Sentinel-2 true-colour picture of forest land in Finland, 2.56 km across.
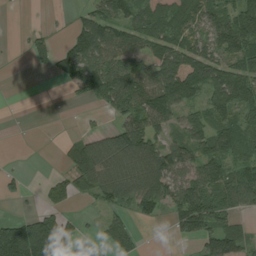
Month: August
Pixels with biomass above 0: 63%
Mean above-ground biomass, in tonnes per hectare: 67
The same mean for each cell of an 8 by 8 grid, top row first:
0 3 32 75 76 91 74 113
3 54 99 130 93 102 77 98
0 7 94 123 103 163 118 104
0 0 6 43 112 81 70 84
0 2 56 95 118 61 89 75
22 14 74 79 87 91 103 84
5 37 11 47 48 76 110 58
182 167 55 63 13 16 65 64
